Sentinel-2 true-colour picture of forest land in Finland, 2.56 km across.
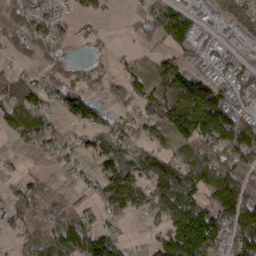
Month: March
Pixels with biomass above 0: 73%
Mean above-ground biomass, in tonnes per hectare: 76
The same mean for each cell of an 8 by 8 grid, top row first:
72 57 41 11 52 127 25 81
50 68 7 10 19 61 34 39
67 45 46 33 72 132 99 76
116 62 98 48 67 192 221 75
23 58 40 86 46 78 114 149
25 24 30 120 80 126 116 69
49 63 39 58 57 125 118 126
36 95 161 97 18 161 163 114
